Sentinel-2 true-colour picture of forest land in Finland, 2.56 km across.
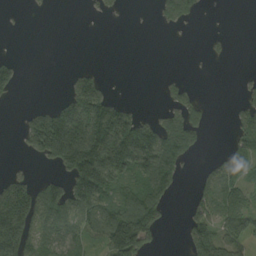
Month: August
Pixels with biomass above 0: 44%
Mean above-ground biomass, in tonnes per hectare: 63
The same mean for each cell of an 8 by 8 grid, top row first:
1 2 1 10 0 73 3 0
0 0 0 0 0 0 6 0
37 0 51 3 0 11 0 11
5 87 158 122 13 56 21 56
13 206 247 185 186 128 4 78
28 26 178 135 104 63 40 78
170 127 111 91 154 3 71 85
196 83 63 127 113 3 123 72
